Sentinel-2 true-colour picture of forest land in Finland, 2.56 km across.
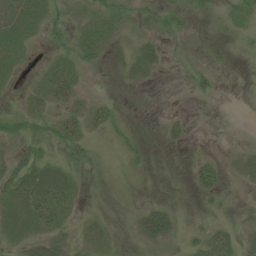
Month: July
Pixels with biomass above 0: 55%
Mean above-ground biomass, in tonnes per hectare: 16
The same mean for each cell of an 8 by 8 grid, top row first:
23 18 13 22 18 19 14 22
23 7 23 8 32 4 5 8
9 23 12 1 15 1 12 0
13 19 17 13 0 4 0 0
25 25 26 10 8 10 1 5
36 41 17 12 8 4 31 18
31 38 12 7 26 13 8 13
24 37 20 15 33 21 47 34
